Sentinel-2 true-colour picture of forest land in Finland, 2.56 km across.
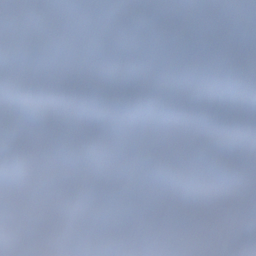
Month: December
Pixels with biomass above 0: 72%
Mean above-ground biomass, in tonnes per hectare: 80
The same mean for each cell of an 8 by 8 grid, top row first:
99 95 135 112 76 76 93 89
20 65 92 100 22 19 23 37
12 14 64 108 41 35 47 33
67 55 45 37 95 46 89 80
55 71 98 107 92 87 90 138
91 160 155 65 79 107 52 72
113 166 88 123 72 51 49 72
78 66 212 140 75 79 90 97
